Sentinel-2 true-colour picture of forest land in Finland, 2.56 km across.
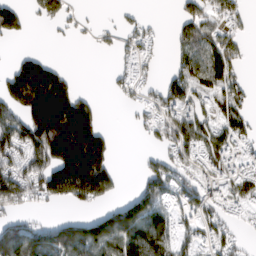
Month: March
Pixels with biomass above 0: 58%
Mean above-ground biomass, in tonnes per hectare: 84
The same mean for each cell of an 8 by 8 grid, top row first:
97 66 17 5 18 32 62 38
8 4 2 20 52 34 100 40
180 257 16 25 50 52 88 44
93 295 194 1 48 80 52 72
113 199 305 57 13 92 90 64
109 138 309 107 58 74 51 74
50 21 31 68 134 73 59 45
152 125 148 133 152 88 54 26
